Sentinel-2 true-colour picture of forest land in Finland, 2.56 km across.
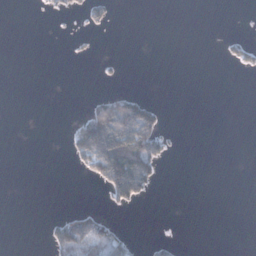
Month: January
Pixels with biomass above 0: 13%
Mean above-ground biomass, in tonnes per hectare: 15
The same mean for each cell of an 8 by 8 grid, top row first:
0 5 11 13 0 0 0 0
0 0 3 0 0 0 0 18
0 0 0 2 0 0 0 0
0 0 11 110 45 0 0 0
0 0 79 168 98 4 0 0
0 0 6 111 83 0 0 0
0 0 14 16 3 0 0 0
0 23 70 60 5 9 0 0
